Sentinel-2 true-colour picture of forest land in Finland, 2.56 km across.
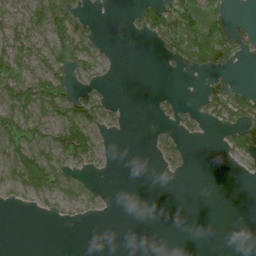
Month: July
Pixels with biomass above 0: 40%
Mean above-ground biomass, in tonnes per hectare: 35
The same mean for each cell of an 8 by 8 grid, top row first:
35 105 36 0 53 94 48 2
46 83 68 6 1 78 117 36
77 106 31 8 0 2 13 3
95 76 100 25 0 22 35 70
90 83 119 6 1 33 2 67
95 133 28 3 0 7 0 7
12 21 34 1 0 0 0 0
0 0 0 0 0 0 0 0
